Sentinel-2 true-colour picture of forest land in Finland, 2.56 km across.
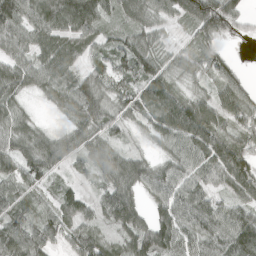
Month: April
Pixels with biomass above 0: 90%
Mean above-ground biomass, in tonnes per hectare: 69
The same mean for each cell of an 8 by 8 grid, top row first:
99 97 121 42 63 58 150 60
62 81 61 47 71 23 43 6
74 72 72 70 86 37 48 54
61 15 90 60 60 99 78 89
76 70 58 50 18 74 95 61
87 63 31 66 70 70 69 96
62 40 67 88 47 88 85 68
96 68 75 45 98 87 76 115
